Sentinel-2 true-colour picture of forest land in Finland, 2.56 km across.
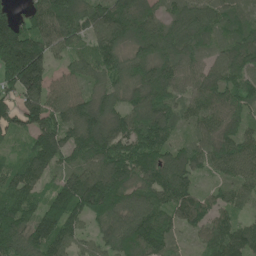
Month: June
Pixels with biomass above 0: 95%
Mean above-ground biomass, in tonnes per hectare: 103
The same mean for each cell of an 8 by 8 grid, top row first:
63 165 126 160 127 69 89 66
247 126 60 121 114 99 62 111
170 96 65 70 109 108 93 108
98 120 110 91 126 73 100 74
37 127 119 119 127 60 77 104
93 65 112 138 98 117 41 85
133 117 132 112 93 102 82 55
140 143 69 93 150 41 75 120
